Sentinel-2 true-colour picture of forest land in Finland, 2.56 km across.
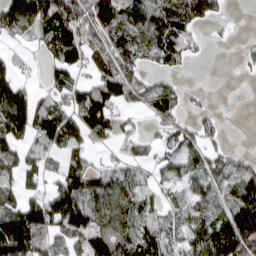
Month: March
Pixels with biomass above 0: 68%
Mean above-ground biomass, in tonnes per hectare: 70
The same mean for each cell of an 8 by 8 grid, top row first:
95 111 83 111 98 103 68 0
15 68 119 106 93 104 10 9
64 38 35 116 51 20 0 5
162 86 118 75 40 60 16 0
73 84 64 42 34 55 47 2
74 34 106 70 33 50 77 85
89 74 104 109 70 42 82 145
161 64 64 104 82 52 110 137
